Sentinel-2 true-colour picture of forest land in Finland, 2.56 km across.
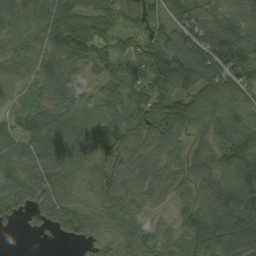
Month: September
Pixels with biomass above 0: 92%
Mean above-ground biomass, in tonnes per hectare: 86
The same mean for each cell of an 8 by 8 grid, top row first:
68 109 110 104 91 95 87 102
52 77 119 95 113 127 146 155
46 83 47 104 107 154 124 99
36 76 61 79 118 132 88 60
51 85 74 81 89 56 65 106
67 102 48 93 93 76 92 120
69 94 58 71 64 47 98 141
1 7 54 44 60 60 142 149
